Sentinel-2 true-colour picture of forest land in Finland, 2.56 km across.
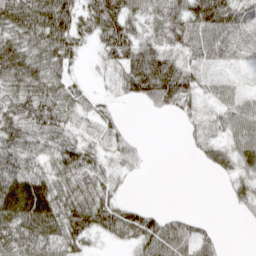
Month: April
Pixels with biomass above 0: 76%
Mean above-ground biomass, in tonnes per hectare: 51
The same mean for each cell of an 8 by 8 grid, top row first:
80 101 66 101 57 71 118 83
76 74 36 78 66 51 72 45
53 60 14 35 105 101 30 15
72 69 23 25 9 39 22 59
68 40 47 31 11 0 42 60
93 58 70 34 8 0 9 40
104 90 74 61 32 5 0 17
75 73 48 23 61 80 31 0
